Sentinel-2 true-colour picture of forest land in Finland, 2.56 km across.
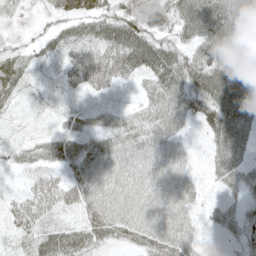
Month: May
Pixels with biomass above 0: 93%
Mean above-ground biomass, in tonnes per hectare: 41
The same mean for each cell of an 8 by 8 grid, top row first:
10 16 60 49 55 55 90 90
24 30 43 60 79 44 70 93
37 9 35 39 29 69 84 92
8 6 18 18 31 54 69 93
13 34 32 38 48 36 30 66
7 22 36 41 42 43 21 42
25 31 32 45 45 44 20 26
17 41 43 33 44 52 13 28
